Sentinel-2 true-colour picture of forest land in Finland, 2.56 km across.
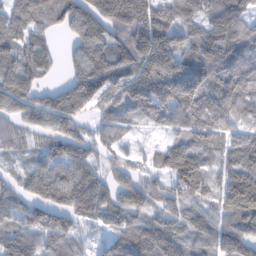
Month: February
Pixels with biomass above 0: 90%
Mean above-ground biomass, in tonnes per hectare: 102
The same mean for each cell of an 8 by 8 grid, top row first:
89 92 124 146 137 101 115 116
75 59 100 142 174 127 135 125
105 30 134 125 191 199 137 143
92 110 70 63 84 108 113 95
55 60 87 52 16 67 87 104
46 113 104 62 49 130 85 141
75 121 117 110 88 78 63 151
130 96 49 79 128 114 76 119
